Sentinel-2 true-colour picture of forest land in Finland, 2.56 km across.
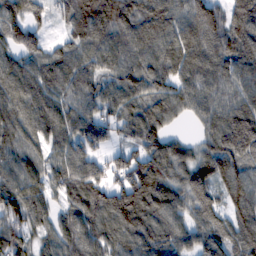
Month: February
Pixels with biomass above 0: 93%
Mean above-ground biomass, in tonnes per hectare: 110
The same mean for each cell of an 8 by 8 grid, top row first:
98 47 143 153 136 113 139 112
103 65 103 125 118 128 122 125
114 122 119 87 125 102 114 124
102 122 104 80 94 72 105 149
92 86 105 59 106 69 88 170
117 93 126 104 164 96 126 125
90 76 127 156 146 105 105 110
114 71 117 107 105 93 105 121
